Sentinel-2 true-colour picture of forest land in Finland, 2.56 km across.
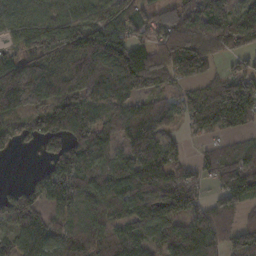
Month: November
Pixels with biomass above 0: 85%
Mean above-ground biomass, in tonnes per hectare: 104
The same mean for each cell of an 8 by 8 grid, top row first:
90 85 94 92 69 110 137 95
52 115 169 221 103 208 151 66
169 130 168 187 185 104 83 104
83 117 112 82 117 74 125 134
40 74 102 82 131 38 37 61
0 86 114 109 164 98 55 137
100 83 77 83 123 106 65 68
76 120 110 103 82 111 110 100
